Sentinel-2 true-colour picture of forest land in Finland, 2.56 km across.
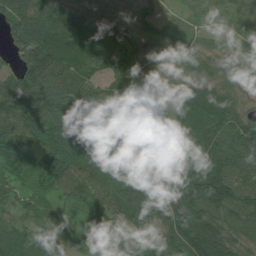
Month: July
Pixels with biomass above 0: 94%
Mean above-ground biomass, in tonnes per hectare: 85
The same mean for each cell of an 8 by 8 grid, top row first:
79 104 65 68 66 19 36 60
66 148 101 104 93 80 50 67
66 120 104 79 62 53 62 69
99 136 130 84 42 62 103 74
86 86 100 110 87 81 108 119
62 90 94 93 82 122 143 74
38 43 68 115 123 129 104 90
86 57 47 104 64 100 141 68
